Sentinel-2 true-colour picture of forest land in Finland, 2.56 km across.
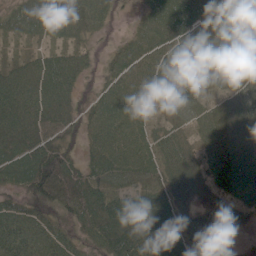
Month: June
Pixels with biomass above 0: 92%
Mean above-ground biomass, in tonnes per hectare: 57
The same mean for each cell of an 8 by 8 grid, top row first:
50 96 73 29 54 94 67 66
14 34 32 20 53 71 67 68
69 94 42 43 57 77 50 53
95 81 35 75 42 47 35 49
64 60 29 83 56 51 41 52
48 103 51 60 50 54 39 64
46 61 64 65 60 47 35 38
77 61 36 76 78 59 63 19
